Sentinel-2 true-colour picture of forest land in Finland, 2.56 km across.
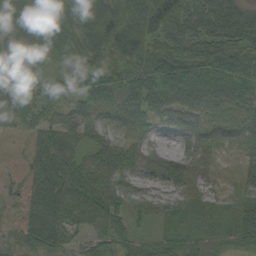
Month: September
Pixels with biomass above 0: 91%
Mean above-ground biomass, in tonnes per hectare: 55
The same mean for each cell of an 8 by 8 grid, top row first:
67 63 65 98 79 77 85 78
20 70 67 71 70 54 82 90
40 36 50 72 70 106 77 71
48 62 70 55 68 69 49 48
6 82 46 46 44 23 37 29
19 102 62 59 42 56 29 25
23 95 64 62 37 40 34 39
26 77 28 55 30 28 32 44
